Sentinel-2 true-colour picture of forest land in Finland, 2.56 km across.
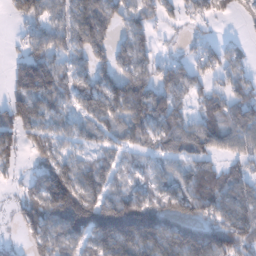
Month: January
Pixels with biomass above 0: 77%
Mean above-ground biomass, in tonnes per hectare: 90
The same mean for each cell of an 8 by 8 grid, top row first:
55 84 105 91 62 37 40 20
18 105 84 81 79 11 45 35
94 139 74 99 100 90 51 70
131 80 63 107 125 86 94 120
90 93 48 67 69 92 98 94
27 156 95 51 50 74 107 95
39 138 151 155 159 105 102 123
15 118 91 176 169 148 163 133
